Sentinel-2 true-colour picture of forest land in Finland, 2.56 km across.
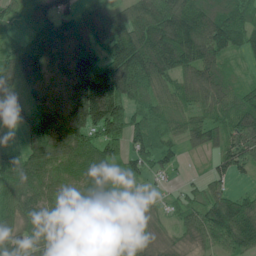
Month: June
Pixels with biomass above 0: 90%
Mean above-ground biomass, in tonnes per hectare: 110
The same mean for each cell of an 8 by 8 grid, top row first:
41 106 127 135 157 198 154 120
76 162 172 170 201 237 166 81
123 102 211 299 147 111 153 52
75 138 191 233 83 78 79 120
41 188 132 108 88 54 70 100
95 88 91 74 49 18 36 35
88 79 104 110 31 34 108 128
71 69 97 126 49 35 54 95
